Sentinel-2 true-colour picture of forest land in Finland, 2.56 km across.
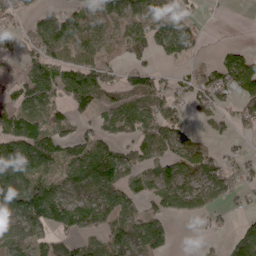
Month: April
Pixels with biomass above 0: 66%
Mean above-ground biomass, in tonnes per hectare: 60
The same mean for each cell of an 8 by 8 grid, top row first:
41 58 55 48 65 53 9 0
38 82 63 24 69 97 10 26
26 81 102 38 54 28 77 109
66 47 38 56 90 52 51 50
131 93 69 67 86 67 25 9
141 66 87 94 59 81 73 40
82 108 88 88 42 70 40 16
70 54 38 59 83 13 8 65
